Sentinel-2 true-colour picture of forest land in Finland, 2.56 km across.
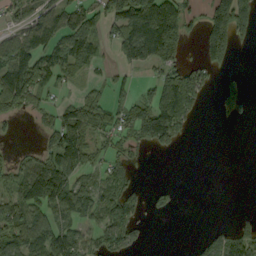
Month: September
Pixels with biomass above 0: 52%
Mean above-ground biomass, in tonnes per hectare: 65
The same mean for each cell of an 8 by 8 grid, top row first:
47 84 45 88 212 151 87 155
110 68 86 41 195 91 117 24
125 57 20 34 19 105 50 27
45 34 81 51 79 144 4 48
7 55 114 36 46 42 0 0
67 166 60 67 3 0 0 0
109 98 94 102 29 15 0 2
100 102 69 79 14 0 46 99
